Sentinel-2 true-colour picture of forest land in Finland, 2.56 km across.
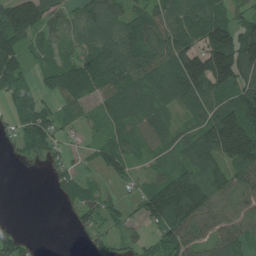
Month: July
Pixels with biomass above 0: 77%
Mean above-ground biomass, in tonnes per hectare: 82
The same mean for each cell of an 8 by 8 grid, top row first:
182 91 64 87 75 86 80 53
143 48 64 120 130 116 151 171
107 45 99 78 69 110 170 127
63 61 37 55 80 42 76 172
44 97 14 60 45 72 140 243
0 25 35 33 34 108 107 94
0 0 75 45 89 182 118 92
70 0 9 62 38 117 78 76
